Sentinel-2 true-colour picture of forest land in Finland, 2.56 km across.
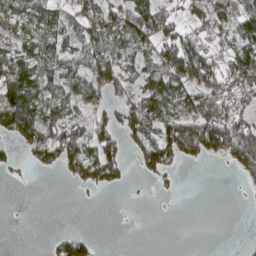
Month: April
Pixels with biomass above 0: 55%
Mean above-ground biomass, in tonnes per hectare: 48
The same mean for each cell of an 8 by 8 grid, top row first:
69 69 35 57 106 27 87 77
56 62 52 73 49 76 52 77
108 63 58 73 51 87 78 87
137 77 33 36 95 65 109 54
27 64 70 59 72 111 107 121
4 3 45 45 17 7 0 21
0 0 1 0 1 0 0 1
0 6 41 0 0 0 0 1
